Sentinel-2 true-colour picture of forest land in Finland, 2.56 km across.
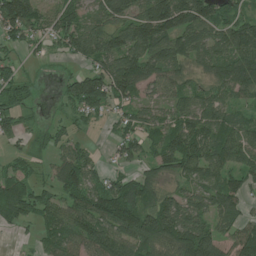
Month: July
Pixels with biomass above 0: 79%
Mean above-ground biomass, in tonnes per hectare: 76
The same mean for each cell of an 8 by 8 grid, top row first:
149 51 74 86 106 162 112 70
38 25 78 101 135 102 85 117
48 6 67 115 103 53 53 117
51 11 46 37 46 63 78 38
22 34 32 23 59 119 103 98
66 26 107 42 62 64 74 78
89 79 92 129 122 106 90 55
6 48 78 102 112 103 111 108
